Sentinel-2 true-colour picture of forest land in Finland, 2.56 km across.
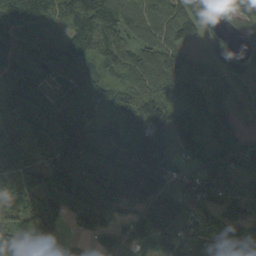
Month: September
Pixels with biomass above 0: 92%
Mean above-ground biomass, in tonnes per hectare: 134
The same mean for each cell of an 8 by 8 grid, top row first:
176 134 174 179 156 169 117 81
147 106 162 151 107 125 62 68
132 94 58 50 101 116 72 81
211 172 121 70 154 122 121 56
218 192 193 151 221 153 97 97
126 146 193 213 265 137 117 89
79 188 195 146 164 176 104 90
136 133 46 124 160 127 126 135
